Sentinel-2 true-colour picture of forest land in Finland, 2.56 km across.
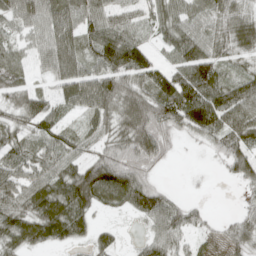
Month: April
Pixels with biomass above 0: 81%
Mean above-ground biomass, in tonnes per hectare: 58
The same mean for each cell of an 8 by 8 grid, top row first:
52 67 62 48 31 62 53 52
34 71 61 112 54 69 67 53
45 30 84 86 64 82 100 49
54 53 40 66 99 91 123 84
48 42 33 58 100 21 30 68
54 62 86 111 50 0 2 46
67 94 82 36 82 48 11 15
66 59 30 35 36 55 21 48
